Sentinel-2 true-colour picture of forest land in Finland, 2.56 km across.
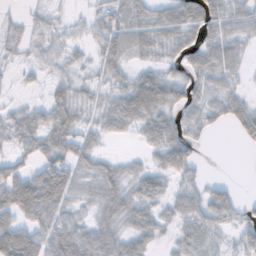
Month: November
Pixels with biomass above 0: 75%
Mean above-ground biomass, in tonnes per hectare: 36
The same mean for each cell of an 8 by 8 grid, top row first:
20 20 8 48 38 53 65 43
23 28 13 52 36 32 40 26
7 22 18 25 46 38 38 16
21 40 30 50 72 37 35 51
29 46 41 7 23 55 7 14
30 51 34 40 36 34 11 1
53 64 22 45 39 33 52 25
82 66 67 52 39 22 44 25
